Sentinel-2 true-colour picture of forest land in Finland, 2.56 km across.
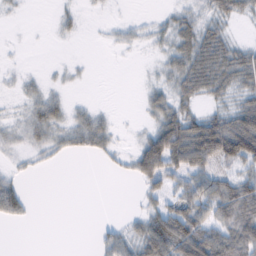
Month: February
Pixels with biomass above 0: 53%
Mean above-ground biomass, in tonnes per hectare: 27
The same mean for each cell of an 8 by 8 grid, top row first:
2 1 8 2 3 15 20 22
1 0 0 6 7 30 51 26
6 6 3 0 4 37 58 39
7 39 15 6 13 43 27 60
17 26 28 17 44 92 106 112
14 1 0 4 42 36 42 46
36 0 0 0 17 45 50 87
0 0 0 28 54 83 80 77
